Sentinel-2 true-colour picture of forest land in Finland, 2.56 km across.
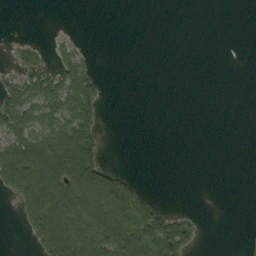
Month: September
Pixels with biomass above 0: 33%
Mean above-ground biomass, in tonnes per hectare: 54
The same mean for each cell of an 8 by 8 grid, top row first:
0 0 0 0 0 0 0 0
24 17 20 0 0 0 0 0
56 90 113 0 0 0 0 0
118 93 119 0 0 0 0 0
114 140 155 0 0 0 0 0
180 220 190 102 3 0 0 0
44 215 204 219 123 5 0 0
0 162 205 196 190 141 1 0
